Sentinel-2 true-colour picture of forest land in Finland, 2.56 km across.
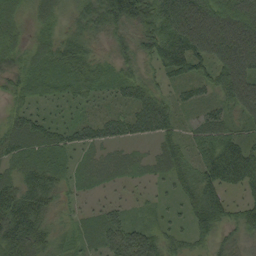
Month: August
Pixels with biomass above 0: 91%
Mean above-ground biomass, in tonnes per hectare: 53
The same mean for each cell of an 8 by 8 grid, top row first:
39 45 41 72 80 129 119 109
42 52 58 27 44 112 97 127
32 47 54 38 44 38 45 104
37 21 20 26 67 39 37 51
57 63 47 38 18 45 64 63
47 67 22 23 16 50 71 77
99 49 15 30 15 21 73 40
88 45 30 64 85 31 37 29
